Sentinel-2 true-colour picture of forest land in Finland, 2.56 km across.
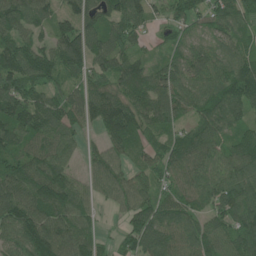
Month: June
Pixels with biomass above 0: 92%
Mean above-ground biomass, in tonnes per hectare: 89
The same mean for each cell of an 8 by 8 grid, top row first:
112 74 94 94 74 57 67 81
102 72 126 102 33 57 67 71
104 71 64 92 91 83 84 124
118 102 79 123 111 84 89 77
100 92 42 76 66 78 97 89
116 160 47 82 56 76 92 110
140 157 90 31 87 89 59 113
99 152 108 22 90 88 89 99
